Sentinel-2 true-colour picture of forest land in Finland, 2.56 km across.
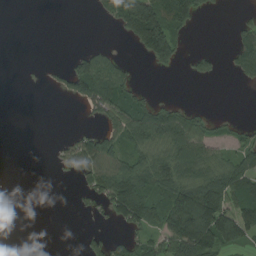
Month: August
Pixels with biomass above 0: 42%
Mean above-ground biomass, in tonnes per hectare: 59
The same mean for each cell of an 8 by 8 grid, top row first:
0 0 0 45 240 151 16 10
0 0 13 15 88 104 8 93
0 12 142 110 4 0 27 39
0 0 11 99 118 59 27 2
0 2 74 85 117 116 100 46
0 1 55 124 105 97 88 103
0 0 13 79 153 156 208 119
0 0 11 46 51 160 169 91
